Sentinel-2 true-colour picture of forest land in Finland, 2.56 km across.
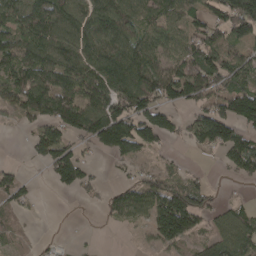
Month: April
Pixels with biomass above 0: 69%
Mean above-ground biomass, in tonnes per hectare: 91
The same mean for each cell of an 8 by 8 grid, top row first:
99 145 102 142 95 72 87 174
123 123 124 146 109 65 122 68
124 128 133 170 159 156 141 96
94 134 124 174 126 58 102 137
2 121 52 146 97 25 92 104
52 38 105 10 60 62 17 49
54 0 4 70 102 197 80 49
46 8 3 0 20 117 80 114
